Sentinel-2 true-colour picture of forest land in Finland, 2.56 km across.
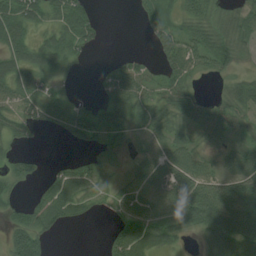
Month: July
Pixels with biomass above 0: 71%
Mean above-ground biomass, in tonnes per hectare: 40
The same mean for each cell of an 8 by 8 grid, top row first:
70 41 57 0 21 27 46 45
56 54 39 0 4 65 73 41
59 24 4 50 49 54 12 26
39 48 45 58 41 43 33 42
29 1 27 34 32 49 21 25
41 23 57 14 40 59 46 61
30 62 39 21 39 48 90 68
65 28 0 39 55 23 38 74
